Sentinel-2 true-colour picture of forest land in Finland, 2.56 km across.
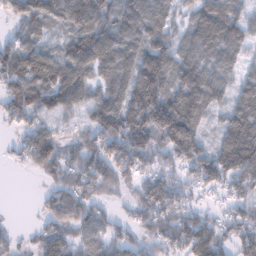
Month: February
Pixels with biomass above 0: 85%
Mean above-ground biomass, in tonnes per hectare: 93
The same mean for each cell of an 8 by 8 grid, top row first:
60 89 132 111 111 53 115 74
77 58 139 133 107 74 89 68
111 127 118 94 159 98 110 68
86 87 60 119 179 175 75 105
30 114 82 115 121 158 54 185
3 63 104 95 60 64 101 130
0 58 114 30 91 106 36 67
39 96 75 77 67 111 132 89
